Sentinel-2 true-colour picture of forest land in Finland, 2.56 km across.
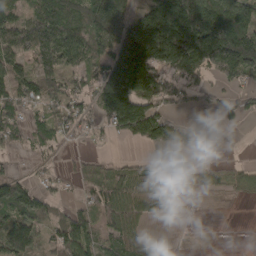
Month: April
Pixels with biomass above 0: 71%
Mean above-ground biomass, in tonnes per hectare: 93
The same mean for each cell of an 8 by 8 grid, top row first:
85 134 130 234 106 226 213 130
116 153 111 144 252 276 288 206
101 112 64 191 209 77 60 90
70 65 68 142 152 32 37 47
38 47 18 14 65 84 47 5
41 25 53 73 72 37 40 37
116 53 54 110 59 21 1 1
158 64 128 85 53 1 1 0
